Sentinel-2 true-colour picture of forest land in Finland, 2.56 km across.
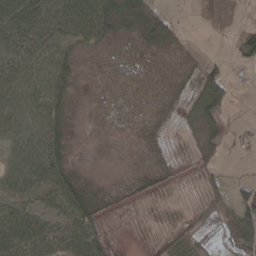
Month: March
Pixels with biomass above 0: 66%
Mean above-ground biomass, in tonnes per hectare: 33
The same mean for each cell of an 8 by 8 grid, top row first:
82 74 92 64 83 13 0 0
69 66 38 13 16 19 2 24
67 69 15 3 3 12 75 8
64 62 4 4 4 9 57 3
63 79 2 1 6 8 30 15
69 77 19 1 15 8 20 8
58 50 50 10 9 6 18 52
88 71 72 13 4 26 20 48
